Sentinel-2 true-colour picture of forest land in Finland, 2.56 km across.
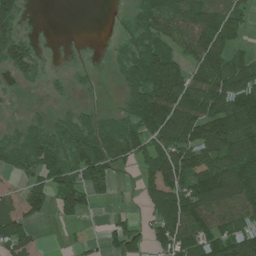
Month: July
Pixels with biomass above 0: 72%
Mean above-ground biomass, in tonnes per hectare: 81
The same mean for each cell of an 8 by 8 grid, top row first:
86 0 0 7 82 82 118 60
92 5 2 14 109 69 157 33
30 23 19 11 143 145 126 146
11 25 38 27 144 154 132 158
66 95 108 128 107 144 128 138
41 94 93 63 49 135 144 163
68 56 77 15 38 169 127 105
102 2 11 53 60 133 107 132
